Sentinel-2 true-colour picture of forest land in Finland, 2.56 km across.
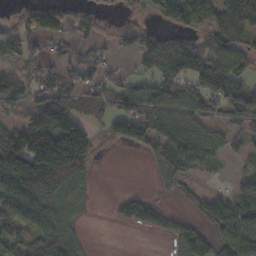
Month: November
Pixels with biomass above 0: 63%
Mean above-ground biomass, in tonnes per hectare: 77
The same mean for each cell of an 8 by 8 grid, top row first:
25 103 41 15 23 113 106 151
92 27 33 25 75 115 109 83
72 47 54 41 60 95 109 76
55 204 86 75 97 82 70 91
155 221 182 31 76 106 83 29
202 244 112 0 1 49 10 10
124 116 32 11 67 18 84 77
51 106 39 0 1 57 59 129
